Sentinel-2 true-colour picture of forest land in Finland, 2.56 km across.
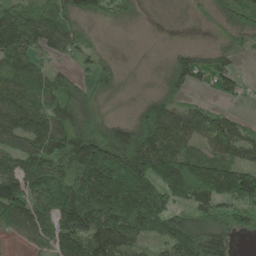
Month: May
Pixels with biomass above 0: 78%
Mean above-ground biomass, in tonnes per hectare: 114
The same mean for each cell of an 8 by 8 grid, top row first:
130 88 81 64 18 11 26 104
116 75 57 7 2 18 32 41
114 85 38 91 6 86 70 47
135 107 124 24 115 118 52 16
91 121 187 207 225 152 83 90
142 181 189 327 235 290 257 175
145 135 236 211 244 105 113 106
18 89 146 166 90 211 189 32
